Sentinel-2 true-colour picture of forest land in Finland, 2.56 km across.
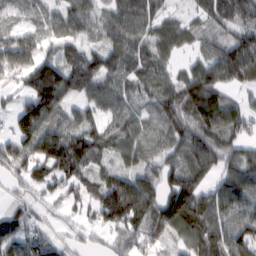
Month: February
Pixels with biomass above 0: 86%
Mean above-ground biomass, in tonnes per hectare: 74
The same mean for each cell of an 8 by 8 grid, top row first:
31 44 85 77 79 35 68 92
109 41 60 73 47 53 44 97
47 157 101 72 63 49 126 69
70 104 57 60 41 91 150 80
82 115 114 73 55 70 92 59
53 75 85 77 74 74 49 95
36 38 47 138 107 119 98 79
76 53 26 43 62 42 79 86
